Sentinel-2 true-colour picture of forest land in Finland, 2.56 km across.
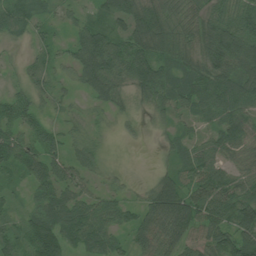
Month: July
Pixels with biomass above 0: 85%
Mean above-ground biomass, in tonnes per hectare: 62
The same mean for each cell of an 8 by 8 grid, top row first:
53 27 28 79 115 92 69 77
13 37 75 95 107 90 97 113
17 38 54 86 109 82 97 100
64 22 14 31 25 44 53 72
66 53 36 4 9 40 45 62
38 66 38 16 5 61 86 45
22 77 65 50 59 131 91 103
57 114 71 50 55 88 69 112
